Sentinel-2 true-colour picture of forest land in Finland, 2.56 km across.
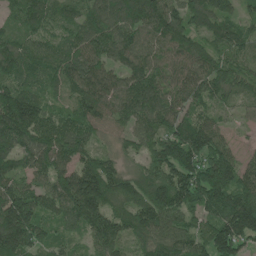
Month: June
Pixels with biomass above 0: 95%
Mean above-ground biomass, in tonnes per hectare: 111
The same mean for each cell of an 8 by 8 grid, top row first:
71 96 87 128 154 109 138 69
101 91 104 123 107 109 89 85
96 84 121 103 125 86 111 88
190 85 97 99 134 108 74 32
130 124 109 39 81 157 124 24
93 106 170 121 105 148 176 124
168 81 165 103 134 133 123 180
168 72 45 119 90 117 131 143
